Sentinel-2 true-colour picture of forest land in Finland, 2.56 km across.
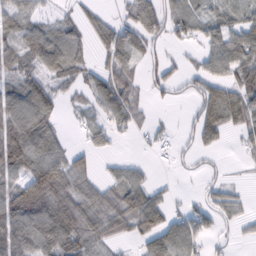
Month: February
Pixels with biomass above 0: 67%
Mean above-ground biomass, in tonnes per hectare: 53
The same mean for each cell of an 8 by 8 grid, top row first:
60 25 30 21 74 60 43 45
60 80 38 71 47 20 47 82
48 51 40 72 34 36 61 66
100 69 23 66 24 3 76 73
114 76 15 21 8 17 37 21
66 119 70 27 26 7 20 6
113 116 99 81 98 20 45 30
106 98 89 45 46 86 33 13
